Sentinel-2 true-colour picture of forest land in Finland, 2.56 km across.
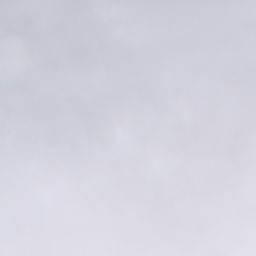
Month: January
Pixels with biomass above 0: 68%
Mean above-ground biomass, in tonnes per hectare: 92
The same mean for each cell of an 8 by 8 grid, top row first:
165 120 106 65 20 99 102 59
203 150 149 148 112 77 58 99
170 162 138 114 160 132 105 32
60 94 97 93 65 140 119 134
105 60 164 73 97 159 154 137
135 86 48 103 159 167 127 101
12 13 1 12 19 60 34 55
1 6 0 0 0 16 95 114
